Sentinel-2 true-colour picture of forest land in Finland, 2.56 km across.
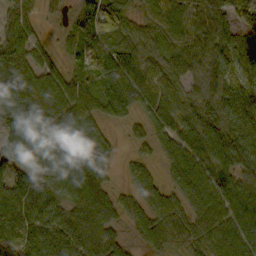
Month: October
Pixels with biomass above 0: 89%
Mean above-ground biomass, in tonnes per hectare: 72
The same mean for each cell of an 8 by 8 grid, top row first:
72 19 44 110 45 82 84 59
83 33 58 65 59 57 74 77
93 76 53 75 87 60 63 72
89 93 79 56 54 72 59 95
105 99 92 28 28 69 88 98
76 86 100 17 46 55 76 75
90 85 97 64 68 63 77 95
80 101 106 59 42 68 59 96
